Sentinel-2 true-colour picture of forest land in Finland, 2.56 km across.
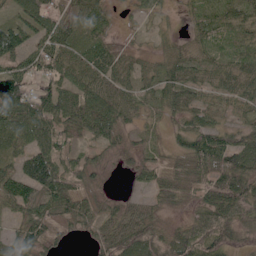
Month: June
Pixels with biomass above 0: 88%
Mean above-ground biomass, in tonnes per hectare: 52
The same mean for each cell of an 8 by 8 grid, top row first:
46 63 61 25 21 12 42 47
82 64 58 38 14 31 36 35
90 60 57 61 40 59 36 54
92 82 86 83 31 42 43 27
51 73 32 37 23 31 77 71
79 109 54 8 31 45 51 92
54 68 65 27 36 21 62 67
59 62 20 64 84 62 69 47
